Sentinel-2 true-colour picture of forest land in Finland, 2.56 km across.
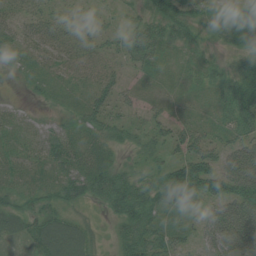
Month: July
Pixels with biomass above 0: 90%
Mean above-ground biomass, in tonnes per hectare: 46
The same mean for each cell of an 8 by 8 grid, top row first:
36 40 23 14 40 58 32 39
45 50 36 29 68 32 17 33
15 32 32 37 18 17 32 63
24 17 40 38 25 21 19 77
32 63 45 37 31 46 51 52
40 47 73 67 37 89 95 104
43 49 24 41 76 69 53 84
34 75 66 22 69 52 56 96
